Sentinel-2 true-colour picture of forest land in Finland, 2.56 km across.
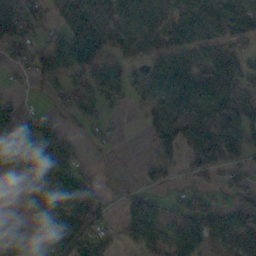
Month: November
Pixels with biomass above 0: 66%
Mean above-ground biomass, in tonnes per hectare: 63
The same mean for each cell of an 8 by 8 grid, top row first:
125 42 158 67 90 88 104 137
60 98 71 48 57 71 69 48
14 52 48 77 62 98 93 100
58 31 36 18 31 75 89 91
151 91 16 7 4 67 100 82
52 73 58 1 22 18 25 40
4 68 90 9 64 33 58 63
67 83 61 18 54 68 73 86
